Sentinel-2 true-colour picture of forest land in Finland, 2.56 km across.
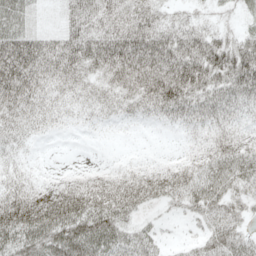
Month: May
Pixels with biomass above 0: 88%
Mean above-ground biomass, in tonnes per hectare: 41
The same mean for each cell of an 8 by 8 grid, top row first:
54 10 44 36 39 21 14 16
78 48 56 62 64 55 63 56
71 41 38 36 53 74 58 70
43 29 22 24 27 40 40 30
29 3 2 3 2 4 25 35
28 6 15 22 31 37 47 55
82 77 71 68 31 18 46 32
66 82 89 59 39 8 36 44
